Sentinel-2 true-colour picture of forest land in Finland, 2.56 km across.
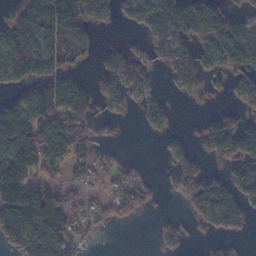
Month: November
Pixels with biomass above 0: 59%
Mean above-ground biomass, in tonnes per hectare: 71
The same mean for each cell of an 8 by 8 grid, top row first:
56 125 106 60 98 177 108 49
99 82 64 20 41 119 81 120
69 111 44 99 66 73 45 59
89 131 94 34 37 15 18 47
108 104 78 12 0 34 77 142
134 50 36 40 23 99 58 86
165 142 51 60 41 7 130 83
82 137 54 1 0 49 22 22
